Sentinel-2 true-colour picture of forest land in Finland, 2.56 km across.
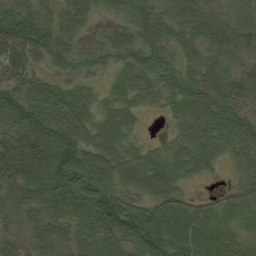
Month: August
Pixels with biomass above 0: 92%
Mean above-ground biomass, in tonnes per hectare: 66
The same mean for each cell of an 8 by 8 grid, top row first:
95 49 54 27 72 66 67 50
87 76 32 59 76 60 61 54
75 46 38 27 49 77 80 61
123 88 67 48 24 39 80 73
91 111 84 59 21 43 60 73
77 101 108 70 61 62 21 36
62 80 87 102 61 79 43 62
39 65 65 94 94 91 91 53
